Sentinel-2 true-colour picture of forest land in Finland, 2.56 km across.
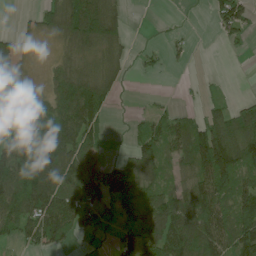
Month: June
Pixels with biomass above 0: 64%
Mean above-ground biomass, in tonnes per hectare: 72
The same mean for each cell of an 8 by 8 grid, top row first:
6 51 169 87 0 1 13 75
46 5 66 64 10 13 0 10
67 31 107 66 4 1 5 0
69 75 168 30 13 38 52 74
111 118 113 10 77 86 155 113
124 162 147 114 94 50 124 93
122 157 117 37 78 103 125 120
42 92 21 14 113 112 113 130
